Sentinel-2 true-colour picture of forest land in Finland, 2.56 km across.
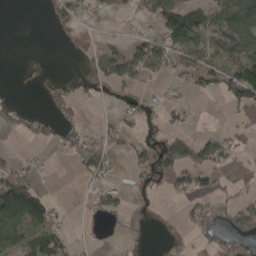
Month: April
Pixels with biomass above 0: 43%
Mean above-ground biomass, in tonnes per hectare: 53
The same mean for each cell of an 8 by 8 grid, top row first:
0 17 34 34 42 154 88 147
0 0 5 25 95 102 67 117
3 16 37 105 73 28 58 148
43 32 23 13 53 23 1 50
2 25 54 48 84 119 63 29
109 9 26 31 93 81 41 88
200 84 8 59 19 9 68 72
90 90 10 12 8 44 35 66
